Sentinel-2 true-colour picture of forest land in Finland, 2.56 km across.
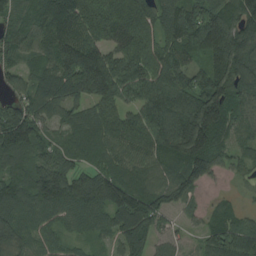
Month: August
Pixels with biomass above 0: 93%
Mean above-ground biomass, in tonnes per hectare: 125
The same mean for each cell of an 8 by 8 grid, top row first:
92 163 190 162 135 150 158 143
130 132 220 127 169 147 141 165
73 107 250 204 139 134 133 144
146 87 96 136 128 185 253 105
162 89 119 135 113 179 164 63
105 149 94 127 101 107 90 30
115 113 122 136 162 64 34 34
103 71 48 60 91 43 83 145
